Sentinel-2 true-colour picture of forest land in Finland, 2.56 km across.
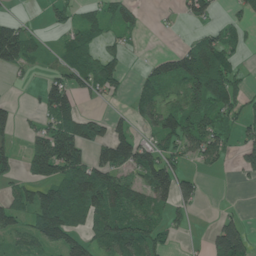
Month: June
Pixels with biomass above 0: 58%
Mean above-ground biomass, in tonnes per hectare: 63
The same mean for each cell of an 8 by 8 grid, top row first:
16 24 35 49 18 15 49 27
129 24 97 24 7 23 100 38
8 41 81 85 46 88 146 36
36 73 54 17 58 76 92 51
34 142 124 108 61 79 86 55
35 68 143 91 68 87 11 24
71 139 127 111 80 59 2 5
33 60 53 96 98 20 40 130
